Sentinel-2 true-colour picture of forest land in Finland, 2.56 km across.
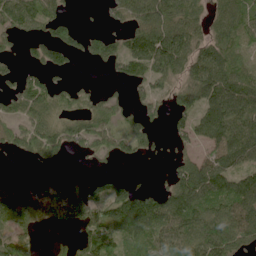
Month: June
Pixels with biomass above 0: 68%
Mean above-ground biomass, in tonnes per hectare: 67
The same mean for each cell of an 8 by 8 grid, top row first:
75 66 8 25 93 104 45 69
18 75 43 54 122 122 78 45
34 37 7 14 63 85 108 87
52 80 53 52 39 50 83 110
54 88 55 55 44 29 57 119
8 14 7 35 4 73 123 84
113 79 106 114 143 128 85 100
56 6 60 77 80 96 127 88
